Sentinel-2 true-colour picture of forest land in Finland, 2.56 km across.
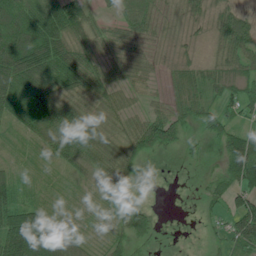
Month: July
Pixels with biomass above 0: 81%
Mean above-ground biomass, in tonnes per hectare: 51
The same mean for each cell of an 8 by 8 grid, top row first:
91 104 96 18 69 39 45 53
128 113 63 51 54 27 22 63
98 91 99 37 31 50 51 47
75 82 62 43 27 52 42 43
15 43 71 48 80 55 19 88
31 14 23 49 6 0 16 90
68 30 12 29 30 0 13 67
124 126 32 30 23 0 8 64
